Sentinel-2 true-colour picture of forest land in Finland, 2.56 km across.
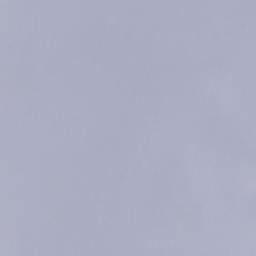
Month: December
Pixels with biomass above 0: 81%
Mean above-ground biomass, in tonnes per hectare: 85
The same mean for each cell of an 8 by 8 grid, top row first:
90 34 28 37 90 88 27 83
52 71 117 124 119 136 90 64
56 99 79 99 128 174 129 136
91 89 104 88 91 137 70 52
113 112 120 93 52 80 86 44
55 55 16 40 90 69 90 81
59 37 41 17 127 69 96 95
100 87 66 101 203 106 78 91
